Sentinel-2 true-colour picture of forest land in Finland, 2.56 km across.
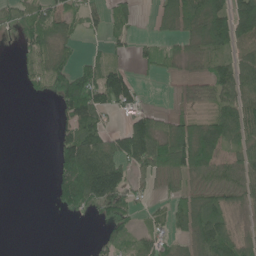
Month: June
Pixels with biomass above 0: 58%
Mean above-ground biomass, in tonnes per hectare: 53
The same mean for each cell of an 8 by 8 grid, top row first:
40 78 42 41 3 80 123 113
14 64 12 23 26 31 74 59
6 51 104 106 10 12 45 77
0 0 119 41 48 22 35 82
0 0 127 69 110 137 125 54
0 14 178 168 41 65 77 71
0 6 58 61 14 38 85 30
0 0 0 40 41 35 97 52
